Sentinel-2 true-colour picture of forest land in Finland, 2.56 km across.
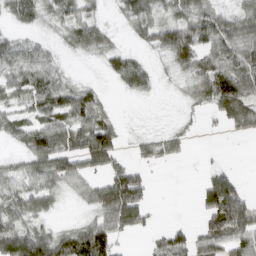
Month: March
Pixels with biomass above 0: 66%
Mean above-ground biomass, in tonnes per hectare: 47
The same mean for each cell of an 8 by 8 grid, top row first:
37 30 54 9 59 45 65 58
42 18 37 35 23 99 54 82
48 49 13 19 36 14 89 99
33 64 69 17 1 4 28 81
23 81 69 70 25 27 0 1
36 62 54 71 39 0 38 24
50 32 11 96 57 0 73 92
116 81 96 73 6 53 76 75
